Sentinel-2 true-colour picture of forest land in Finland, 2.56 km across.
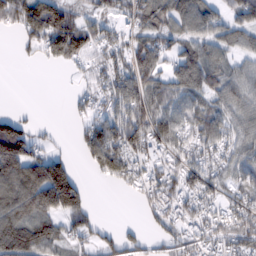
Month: February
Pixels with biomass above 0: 73%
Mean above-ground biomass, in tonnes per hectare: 70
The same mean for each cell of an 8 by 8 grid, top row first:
83 165 78 72 106 111 79 71
17 86 98 59 98 66 85 56
0 0 15 66 96 96 94 65
6 0 24 58 112 77 77 61
125 18 47 103 78 68 63 58
137 175 40 76 41 62 73 57
122 133 92 0 23 44 37 57
174 109 44 52 36 44 40 68
